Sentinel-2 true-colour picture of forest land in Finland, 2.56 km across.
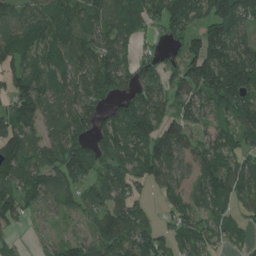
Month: July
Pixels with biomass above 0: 82%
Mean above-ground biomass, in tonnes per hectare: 95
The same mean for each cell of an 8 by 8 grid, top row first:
68 87 72 84 108 139 129 148
115 85 106 114 24 45 167 120
87 80 101 120 91 82 164 181
135 109 113 62 160 72 72 123
112 90 94 125 137 121 66 59
106 106 93 95 98 67 104 98
111 60 59 106 63 76 60 46
21 19 63 126 125 84 83 41
